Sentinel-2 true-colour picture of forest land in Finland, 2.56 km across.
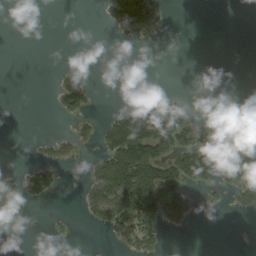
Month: September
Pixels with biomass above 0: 25%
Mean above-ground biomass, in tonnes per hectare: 34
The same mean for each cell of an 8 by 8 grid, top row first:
0 0 0 54 82 0 0 0
0 0 0 1 2 0 0 0
0 1 22 0 0 0 1 1
0 3 44 17 95 100 2 12
0 19 29 90 188 114 35 21
30 57 4 148 157 118 76 74
54 6 15 113 158 96 9 29
0 4 0 10 75 0 0 0
